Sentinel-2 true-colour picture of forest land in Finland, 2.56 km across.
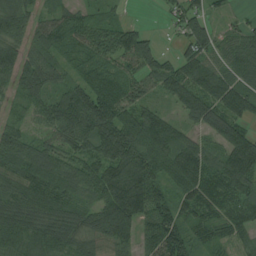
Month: August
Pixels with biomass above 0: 90%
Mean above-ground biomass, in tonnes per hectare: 84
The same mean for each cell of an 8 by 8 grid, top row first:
94 47 51 26 1 49 65 17
65 74 62 93 101 31 86 72
74 71 61 85 78 101 115 68
29 88 142 145 89 38 100 93
105 69 76 129 119 86 56 116
79 124 104 124 135 106 116 123
80 85 68 129 120 88 92 87
74 85 72 88 66 113 66 65
